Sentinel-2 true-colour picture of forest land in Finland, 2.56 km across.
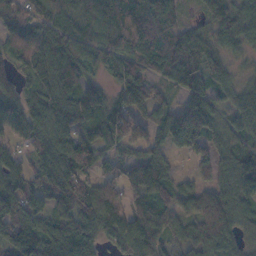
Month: November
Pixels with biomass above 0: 89%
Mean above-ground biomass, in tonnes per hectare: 78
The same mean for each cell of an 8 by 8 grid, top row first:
83 76 59 82 89 43 45 88
75 114 79 78 77 95 77 46
55 83 81 44 70 68 52 32
83 91 95 93 50 64 157 84
37 96 98 79 75 58 70 57
77 84 93 66 110 40 45 115
103 71 91 107 74 71 117 70
139 106 104 52 104 58 72 43
